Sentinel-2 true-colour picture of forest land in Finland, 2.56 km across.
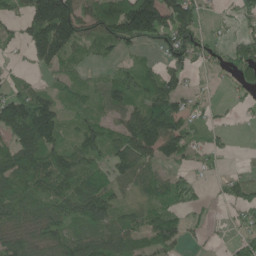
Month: June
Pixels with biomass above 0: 72%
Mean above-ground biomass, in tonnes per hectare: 82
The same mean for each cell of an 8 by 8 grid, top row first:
57 192 133 145 229 159 14 50
29 156 60 56 44 146 56 88
45 32 58 72 88 83 6 37
150 146 56 63 131 123 23 18
124 141 99 87 137 119 33 1
127 147 115 74 80 45 18 39
80 70 131 74 53 55 14 56
96 97 102 105 64 86 11 41
